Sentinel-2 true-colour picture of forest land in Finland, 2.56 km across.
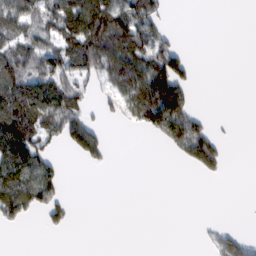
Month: February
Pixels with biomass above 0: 41%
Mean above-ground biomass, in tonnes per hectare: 50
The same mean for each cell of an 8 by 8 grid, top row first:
90 80 166 125 98 0 0 0
86 83 139 107 94 51 0 0
125 115 64 88 103 131 0 0
140 110 68 27 99 129 12 0
142 54 112 15 1 80 108 0
90 68 0 0 0 0 26 0
71 65 0 0 0 0 0 0
0 1 0 0 0 0 15 34
